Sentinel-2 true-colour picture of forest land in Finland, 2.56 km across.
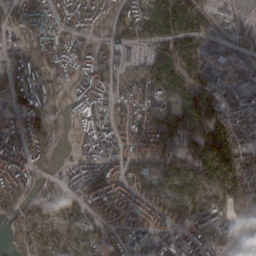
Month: February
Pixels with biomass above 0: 88%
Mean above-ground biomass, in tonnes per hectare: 118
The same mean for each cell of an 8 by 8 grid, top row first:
97 115 105 97 120 226 68 31
92 111 87 88 42 170 89 56
119 90 87 109 104 163 133 109
126 116 69 94 133 136 188 129
155 129 51 126 136 130 225 158
154 68 129 147 137 146 138 212
98 104 107 111 135 123 141 102
88 144 116 81 137 135 122 68
